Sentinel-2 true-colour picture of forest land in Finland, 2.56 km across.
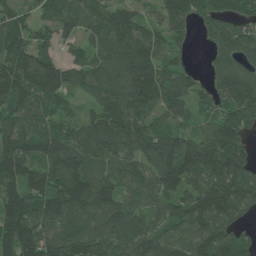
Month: June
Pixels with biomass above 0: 91%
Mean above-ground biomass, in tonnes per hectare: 108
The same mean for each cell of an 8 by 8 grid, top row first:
65 69 89 79 47 99 106 97
107 70 63 104 118 44 59 164
138 146 79 95 124 81 52 152
130 106 36 129 95 73 66 162
122 122 96 109 115 158 124 96
124 127 122 87 98 169 118 118
143 134 121 119 78 88 137 100
175 145 141 121 122 112 126 77
